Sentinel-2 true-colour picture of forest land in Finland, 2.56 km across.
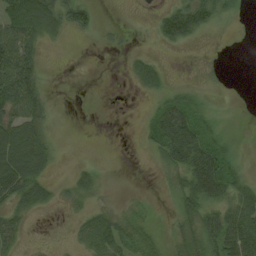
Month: August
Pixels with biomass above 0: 53%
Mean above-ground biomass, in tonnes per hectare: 28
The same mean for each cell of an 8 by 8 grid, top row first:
60 73 49 0 4 76 57 11
83 13 1 9 5 21 5 0
100 7 0 0 34 6 7 0
70 25 0 0 6 51 20 0
84 36 0 0 10 56 42 10
82 28 22 1 0 31 64 24
34 17 17 18 12 25 37 51
25 4 22 49 34 25 44 68
